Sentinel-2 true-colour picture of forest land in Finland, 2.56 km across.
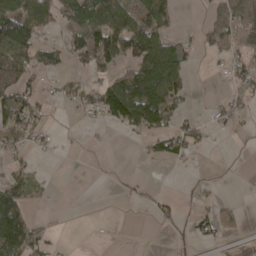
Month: April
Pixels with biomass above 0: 39%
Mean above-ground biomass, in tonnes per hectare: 37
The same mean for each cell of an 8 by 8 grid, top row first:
105 58 73 94 84 23 16 57
99 41 78 91 98 60 20 29
70 12 24 75 140 69 1 29
87 12 23 97 127 43 8 23
35 12 2 1 14 41 14 2
36 5 0 3 3 1 3 0
112 7 0 0 5 17 18 4
119 29 0 0 0 12 14 19
